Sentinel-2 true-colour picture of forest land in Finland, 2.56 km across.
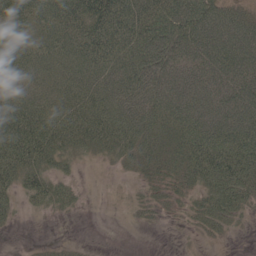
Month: May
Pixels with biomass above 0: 79%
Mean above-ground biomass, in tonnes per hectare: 56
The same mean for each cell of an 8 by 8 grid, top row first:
77 72 92 103 85 95 93 46
65 56 71 74 82 79 88 82
42 50 67 66 78 65 69 67
69 69 80 67 79 73 79 76
87 80 61 62 69 60 90 86
67 57 10 6 30 39 81 84
23 34 14 2 22 19 55 45
0 4 2 0 0 1 11 2
